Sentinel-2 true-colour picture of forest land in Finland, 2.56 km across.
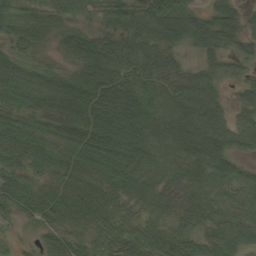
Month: September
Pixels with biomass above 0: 93%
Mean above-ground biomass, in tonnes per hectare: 52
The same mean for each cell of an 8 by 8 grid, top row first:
49 41 12 22 33 40 41 36
39 21 66 59 57 35 41 38
65 63 49 72 55 49 44 32
53 61 76 94 62 67 70 38
69 54 65 70 66 60 75 41
54 43 69 61 52 35 56 51
52 65 75 65 49 47 49 57
15 32 45 67 63 69 48 44
